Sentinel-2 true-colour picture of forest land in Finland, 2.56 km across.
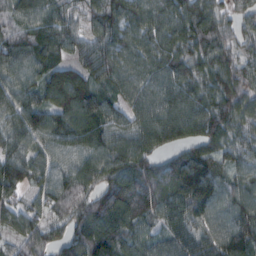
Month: February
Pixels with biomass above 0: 95%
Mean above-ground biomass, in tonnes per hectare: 94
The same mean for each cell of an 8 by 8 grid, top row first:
80 92 47 95 97 103 97 47
100 87 74 109 93 93 87 61
100 112 123 95 98 97 74 96
111 73 136 81 100 124 99 98
110 90 110 110 125 85 78 77
117 87 92 94 92 109 118 74
69 69 73 111 83 100 105 114
66 80 93 108 76 75 88 127
